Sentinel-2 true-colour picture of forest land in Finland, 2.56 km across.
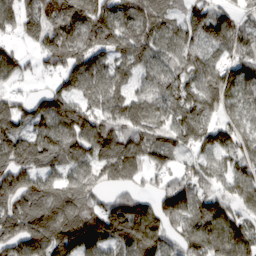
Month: March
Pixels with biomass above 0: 89%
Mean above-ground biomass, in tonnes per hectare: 125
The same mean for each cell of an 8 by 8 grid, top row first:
108 136 175 153 160 78 127 80
55 122 154 125 140 110 96 90
64 38 144 134 91 121 137 107
98 154 126 131 139 123 112 90
125 154 138 160 112 93 119 112
182 116 120 85 65 79 77 121
151 190 147 115 122 164 117 98
178 191 156 130 191 112 183 161
